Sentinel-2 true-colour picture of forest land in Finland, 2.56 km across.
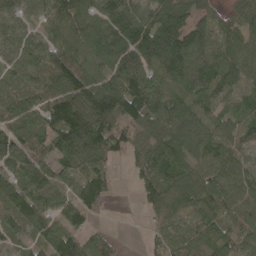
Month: April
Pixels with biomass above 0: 87%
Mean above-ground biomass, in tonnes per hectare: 80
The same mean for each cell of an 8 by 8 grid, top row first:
49 54 86 117 68 107 64 104
57 60 95 116 146 179 108 63
51 73 123 91 103 117 127 66
75 76 124 135 112 84 49 44
76 58 174 93 70 85 87 48
58 63 71 43 72 85 76 75
68 79 106 20 47 64 69 88
28 76 80 47 15 66 67 63
